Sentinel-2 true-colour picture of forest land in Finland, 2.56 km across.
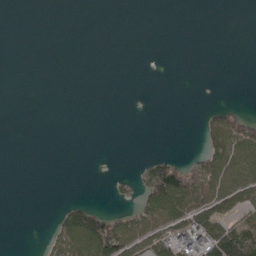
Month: May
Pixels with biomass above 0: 22%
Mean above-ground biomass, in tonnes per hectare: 23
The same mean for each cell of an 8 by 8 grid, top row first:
0 0 0 0 0 0 0 0
0 0 0 0 0 0 0 0
0 0 0 0 0 0 0 0
0 0 0 0 0 0 22 30
0 0 0 0 0 0 47 90
0 0 0 7 56 114 95 70
0 0 61 12 63 82 65 59
0 30 118 130 56 82 109 107
